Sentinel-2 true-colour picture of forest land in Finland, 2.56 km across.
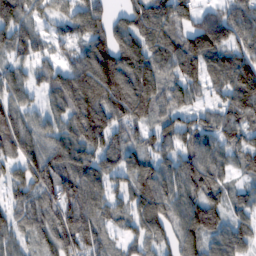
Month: February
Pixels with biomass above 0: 87%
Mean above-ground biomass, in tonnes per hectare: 103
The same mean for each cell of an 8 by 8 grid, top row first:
124 64 105 57 125 117 86 116
87 55 77 135 123 122 167 110
79 81 166 193 149 88 89 152
87 65 145 130 99 76 56 114
107 89 128 93 73 89 95 97
72 136 133 88 114 121 138 44
71 104 143 81 127 118 138 59
78 81 131 44 80 95 86 88
